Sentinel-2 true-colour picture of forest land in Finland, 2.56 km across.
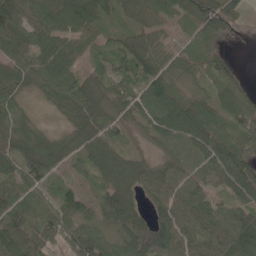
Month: May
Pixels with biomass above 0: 90%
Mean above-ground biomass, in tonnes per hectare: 69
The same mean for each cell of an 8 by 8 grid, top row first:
99 97 121 42 63 58 150 60
62 81 61 47 71 23 43 6
74 72 72 70 86 37 48 54
61 15 90 60 60 99 78 89
76 70 58 50 18 74 95 61
87 63 31 66 70 70 69 96
62 40 67 88 47 88 85 68
96 68 75 45 98 87 76 115
